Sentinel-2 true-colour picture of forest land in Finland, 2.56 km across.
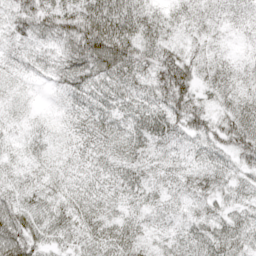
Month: April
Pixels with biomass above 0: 95%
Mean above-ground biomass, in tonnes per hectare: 41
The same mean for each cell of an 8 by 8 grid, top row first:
46 67 74 83 52 31 21 15
18 35 98 109 57 33 20 7
13 22 66 60 41 100 34 24
11 5 33 38 48 64 47 55
15 23 32 38 37 23 40 62
24 33 30 34 29 24 41 30
65 53 49 28 29 15 26 33
83 47 40 60 26 23 46 45
